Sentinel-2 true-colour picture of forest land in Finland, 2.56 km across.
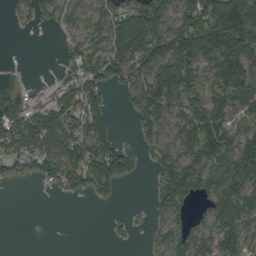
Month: September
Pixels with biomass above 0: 64%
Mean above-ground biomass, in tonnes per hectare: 74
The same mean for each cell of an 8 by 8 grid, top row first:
29 39 45 95 140 76 140 202
2 1 54 101 123 133 135 164
3 10 89 63 97 156 65 131
63 106 98 43 88 70 122 63
99 103 124 82 41 75 148 102
33 51 86 104 15 156 103 121
0 0 1 7 9 78 57 112
0 0 0 11 13 69 68 105
